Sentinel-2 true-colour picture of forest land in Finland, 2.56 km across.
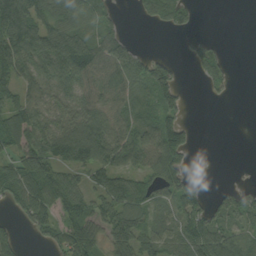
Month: September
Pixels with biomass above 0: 67%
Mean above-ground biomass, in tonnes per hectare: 65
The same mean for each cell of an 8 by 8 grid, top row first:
146 92 69 35 23 43 0 0
119 93 91 55 9 2 30 0
81 77 80 81 93 67 46 0
86 87 88 84 66 73 0 0
75 105 146 99 90 112 0 0
97 106 50 92 61 78 3 2
43 86 71 94 76 71 64 78
46 45 97 92 78 77 120 68
